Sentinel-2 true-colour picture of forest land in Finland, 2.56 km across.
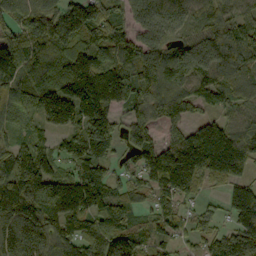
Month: September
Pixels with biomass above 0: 89%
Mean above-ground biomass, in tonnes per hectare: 129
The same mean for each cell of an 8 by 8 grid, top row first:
106 156 207 128 146 120 94 95
125 117 146 164 143 85 154 156
101 105 209 195 151 155 118 99
100 142 123 175 101 81 49 76
81 67 112 90 136 120 266 159
191 138 139 75 112 245 116 106
194 197 161 139 54 73 36 185
144 122 120 161 94 47 65 178
